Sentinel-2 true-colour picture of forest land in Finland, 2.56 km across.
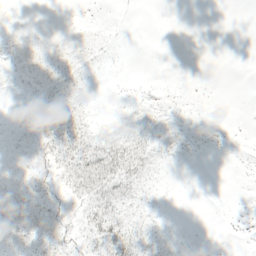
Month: May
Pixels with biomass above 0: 45%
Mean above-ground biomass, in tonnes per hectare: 9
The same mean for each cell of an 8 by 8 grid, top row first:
5 0 1 1 0 0 0 0
13 13 14 5 0 0 0 0
5 12 12 1 1 1 0 0
4 15 16 1 11 6 0 0
8 17 26 25 20 10 1 0
9 8 31 33 19 1 0 0
22 17 15 27 12 0 0 0
14 18 15 31 22 4 0 0
